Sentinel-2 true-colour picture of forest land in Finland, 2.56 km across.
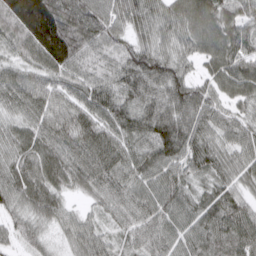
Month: March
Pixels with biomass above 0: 98%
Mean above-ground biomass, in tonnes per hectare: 77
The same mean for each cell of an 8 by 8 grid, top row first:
159 184 101 77 87 76 73 74
67 159 105 64 73 57 60 78
71 69 73 72 100 87 51 84
58 84 86 90 94 97 76 38
62 73 101 92 79 102 71 61
70 63 77 87 75 69 64 57
57 65 23 59 76 72 74 74
41 35 65 38 67 62 83 95
